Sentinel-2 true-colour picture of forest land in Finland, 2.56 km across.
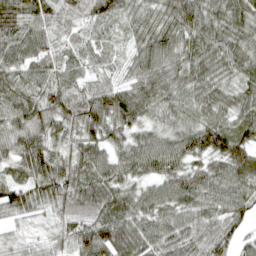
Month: April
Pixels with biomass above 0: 97%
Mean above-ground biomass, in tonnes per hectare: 66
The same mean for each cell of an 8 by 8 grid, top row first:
93 59 46 56 47 73 72 71
76 52 43 34 66 77 69 65
64 59 41 40 75 63 60 54
64 79 78 106 60 54 61 61
71 67 75 61 62 68 81 72
44 92 78 68 63 74 84 89
67 46 69 88 71 74 70 65
27 38 80 96 75 66 66 51
